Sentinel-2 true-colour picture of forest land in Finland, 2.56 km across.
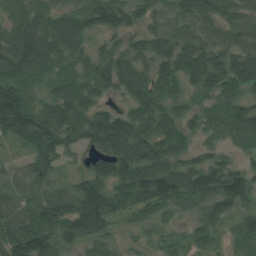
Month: July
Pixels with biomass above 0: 93%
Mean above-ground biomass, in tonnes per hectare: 72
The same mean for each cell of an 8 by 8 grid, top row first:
60 64 69 90 50 45 67 55
108 95 63 48 69 80 70 61
84 54 71 74 69 65 83 100
131 79 89 51 79 62 45 75
44 89 59 180 162 86 33 41
32 54 51 108 120 103 88 86
48 77 114 95 60 44 59 61
95 84 67 33 20 26 36 39
